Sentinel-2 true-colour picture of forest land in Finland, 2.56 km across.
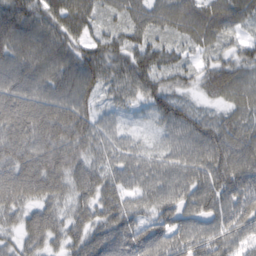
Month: February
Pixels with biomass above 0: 93%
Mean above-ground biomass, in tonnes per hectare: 73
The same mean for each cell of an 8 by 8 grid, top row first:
115 82 83 30 59 68 76 54
92 104 69 65 69 38 40 38
91 88 106 66 76 38 54 61
110 96 84 29 22 73 29 50
94 101 77 51 21 55 98 83
102 121 77 63 67 78 97 111
71 71 60 78 52 82 76 103
46 76 71 96 114 72 81 55
